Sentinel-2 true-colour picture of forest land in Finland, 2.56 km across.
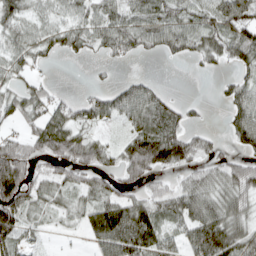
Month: April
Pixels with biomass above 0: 69%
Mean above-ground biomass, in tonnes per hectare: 56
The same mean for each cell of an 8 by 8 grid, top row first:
72 42 50 58 56 64 57 87
52 45 41 49 45 45 66 78
28 16 0 12 23 0 2 46
55 58 49 47 89 59 7 75
63 83 75 26 122 116 41 43
145 43 42 39 70 27 47 78
101 42 44 81 75 60 75 63
60 5 8 96 100 40 108 74
